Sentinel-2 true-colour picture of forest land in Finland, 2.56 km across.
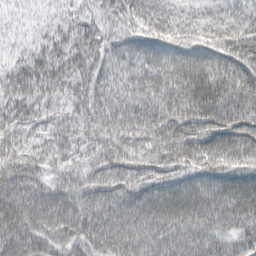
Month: March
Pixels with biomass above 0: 99%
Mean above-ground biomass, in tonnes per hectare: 63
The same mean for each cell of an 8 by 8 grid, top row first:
25 22 40 51 75 62 49 47
32 46 56 48 63 81 85 78
54 56 54 58 74 83 85 74
52 35 48 71 74 72 83 72
53 44 43 65 63 81 75 72
67 46 46 63 62 62 70 71
77 77 64 60 71 76 83 79
67 61 61 78 78 79 86 67
